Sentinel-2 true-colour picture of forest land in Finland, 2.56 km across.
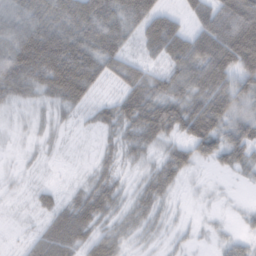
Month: February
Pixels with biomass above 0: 75%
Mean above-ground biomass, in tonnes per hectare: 41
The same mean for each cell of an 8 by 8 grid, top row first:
46 50 62 50 67 32 56 99
73 81 62 50 28 60 84 130
64 73 83 26 51 57 82 64
7 15 17 38 75 73 93 34
3 9 2 21 37 38 63 65
5 2 6 30 22 40 3 14
3 29 56 32 33 6 3 6
4 61 52 40 10 9 5 18
